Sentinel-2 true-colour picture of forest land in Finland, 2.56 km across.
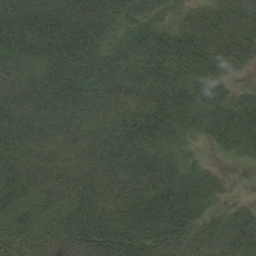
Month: August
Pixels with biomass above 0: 95%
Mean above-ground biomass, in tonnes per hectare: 51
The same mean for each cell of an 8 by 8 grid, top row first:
64 64 65 46 35 34 57 69
57 66 68 39 52 64 68 64
45 56 59 50 55 54 41 10
47 41 41 44 65 60 38 50
46 36 41 57 59 36 16 40
60 50 44 40 59 55 34 2
50 51 66 62 77 76 36 27
45 51 70 80 66 60 52 57
